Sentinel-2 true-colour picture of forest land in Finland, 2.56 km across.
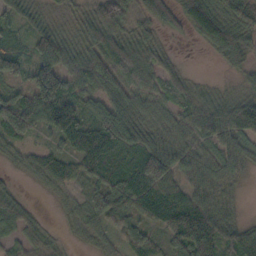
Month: October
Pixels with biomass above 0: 86%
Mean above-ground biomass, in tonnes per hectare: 62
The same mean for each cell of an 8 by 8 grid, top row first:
46 27 26 117 55 56 92 74
47 122 56 99 71 10 25 63
51 136 83 72 67 50 7 25
102 108 93 105 47 43 86 125
38 29 101 116 72 60 63 62
11 64 58 89 103 65 57 24
51 2 26 76 67 96 70 9
38 35 13 28 52 65 95 76
